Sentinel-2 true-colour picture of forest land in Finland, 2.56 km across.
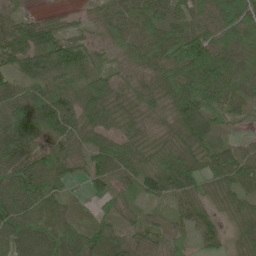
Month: June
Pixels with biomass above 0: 93%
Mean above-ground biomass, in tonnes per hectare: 61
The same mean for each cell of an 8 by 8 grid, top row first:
41 19 14 52 61 52 73 100
84 91 77 40 68 93 113 68
50 73 45 58 49 102 120 64
78 94 73 58 41 81 82 38
91 68 48 54 43 53 56 32
76 80 30 76 64 95 65 88
82 57 15 32 27 37 35 39
72 62 65 65 52 32 51 34
